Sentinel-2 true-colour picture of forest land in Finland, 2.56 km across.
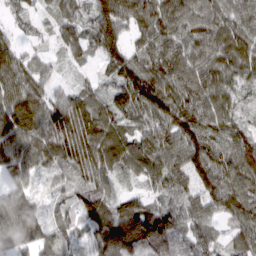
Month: March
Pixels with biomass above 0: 95%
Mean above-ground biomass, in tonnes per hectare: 78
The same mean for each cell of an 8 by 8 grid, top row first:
22 27 53 111 92 96 76 80
45 21 84 94 64 85 83 93
81 49 21 53 116 96 89 73
111 100 100 70 97 99 91 48
99 107 137 102 84 88 98 93
68 39 64 66 68 84 96 109
99 36 61 58 69 70 69 92
81 70 51 116 119 51 55 69
